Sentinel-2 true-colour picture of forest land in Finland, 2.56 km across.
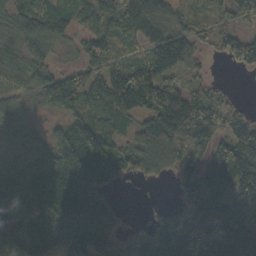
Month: October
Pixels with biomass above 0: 83%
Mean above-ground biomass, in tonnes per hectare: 100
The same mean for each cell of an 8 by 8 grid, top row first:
83 86 61 102 114 58 58 78
72 72 49 87 74 164 42 118
63 95 78 117 158 62 39 2
62 46 125 130 107 172 126 42
53 99 178 87 90 101 109 98
83 138 189 115 60 84 122 168
103 120 158 98 14 76 156 111
93 129 137 96 116 162 138 178
